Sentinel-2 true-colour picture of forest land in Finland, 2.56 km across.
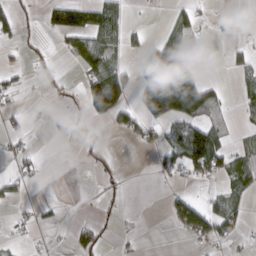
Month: March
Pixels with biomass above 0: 31%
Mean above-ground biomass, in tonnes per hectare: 33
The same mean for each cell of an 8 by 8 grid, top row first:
30 35 68 68 1 29 7 4
12 6 57 55 38 93 1 16
20 15 24 110 102 153 24 19
10 3 12 92 81 127 55 20
13 1 12 1 17 63 128 12
30 3 1 11 0 22 57 40
12 10 1 10 0 61 61 29
8 4 39 8 2 3 48 16
